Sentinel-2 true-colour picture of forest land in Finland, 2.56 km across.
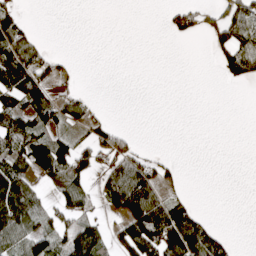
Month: April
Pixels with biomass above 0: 39%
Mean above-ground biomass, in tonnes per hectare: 43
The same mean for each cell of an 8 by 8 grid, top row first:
44 0 0 0 0 43 38 103
94 22 0 0 0 0 24 125
113 67 8 0 0 0 0 38
80 74 50 4 0 0 0 0
66 77 53 78 9 0 0 0
93 54 69 75 94 21 0 0
103 39 64 55 131 81 3 0
67 80 115 43 142 118 96 4
